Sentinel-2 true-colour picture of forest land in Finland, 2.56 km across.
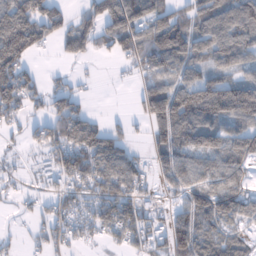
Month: January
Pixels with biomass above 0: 73%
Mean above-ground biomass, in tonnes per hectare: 87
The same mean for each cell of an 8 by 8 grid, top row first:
126 108 54 135 128 69 98 110
169 30 78 54 103 141 101 116
135 31 25 4 52 84 89 80
71 65 68 6 68 173 153 151
17 80 132 103 25 126 120 105
34 54 126 138 88 106 110 91
18 46 70 137 90 71 122 109
18 55 52 66 116 112 97 51
